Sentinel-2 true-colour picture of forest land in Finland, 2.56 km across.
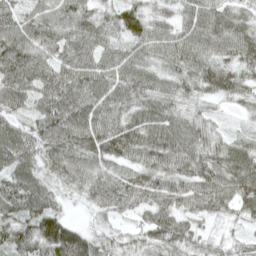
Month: April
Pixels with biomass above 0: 95%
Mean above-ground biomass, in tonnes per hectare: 73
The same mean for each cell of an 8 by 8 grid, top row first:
68 68 79 63 74 48 82 57
117 103 84 59 67 83 75 87
99 84 94 83 73 65 85 69
56 94 100 86 85 62 35 28
85 84 92 100 92 95 72 53
72 57 72 69 75 77 86 91
79 78 16 57 62 71 67 58
75 110 88 41 48 80 33 23
